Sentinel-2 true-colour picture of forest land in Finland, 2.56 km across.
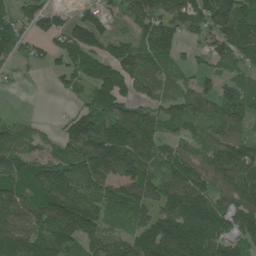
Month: June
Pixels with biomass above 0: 81%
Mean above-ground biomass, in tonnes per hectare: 96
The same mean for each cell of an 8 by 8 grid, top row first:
63 72 53 49 111 109 122 145
67 47 137 82 84 65 53 108
13 11 92 157 85 49 52 73
7 1 63 113 72 78 89 111
72 34 106 181 131 67 79 94
107 142 149 119 119 126 89 120
111 123 156 81 93 132 127 107
143 139 125 77 138 186 150 87
